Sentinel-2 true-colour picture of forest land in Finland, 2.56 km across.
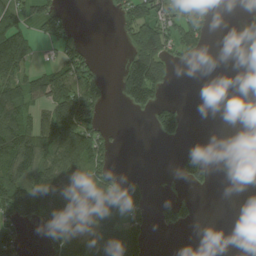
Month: August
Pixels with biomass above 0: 45%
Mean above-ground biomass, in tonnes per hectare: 56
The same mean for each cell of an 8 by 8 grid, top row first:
62 59 1 13 106 66 53 29
103 10 44 0 153 77 23 65
58 67 70 15 262 22 0 0
87 64 143 1 53 84 0 0
114 105 119 34 0 29 22 0
80 98 60 42 26 31 64 27
91 98 116 148 72 67 0 0
70 47 56 132 73 0 0 0
